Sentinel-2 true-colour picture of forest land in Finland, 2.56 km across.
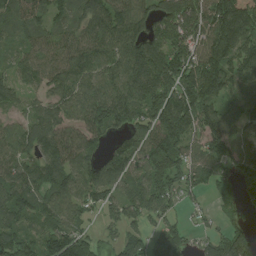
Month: August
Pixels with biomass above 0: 87%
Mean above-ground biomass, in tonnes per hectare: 120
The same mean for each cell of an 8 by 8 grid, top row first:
74 93 104 155 113 164 187 192
50 100 133 134 157 144 167 154
73 98 120 124 175 189 195 121
55 83 107 159 128 237 137 104
112 127 119 67 129 176 112 82
122 122 112 115 121 118 89 98
132 112 100 81 131 60 35 50
135 134 144 42 106 126 77 144
